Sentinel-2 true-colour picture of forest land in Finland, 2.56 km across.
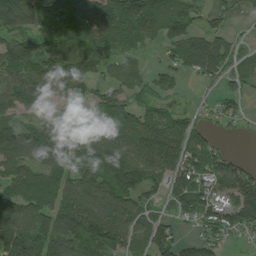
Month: July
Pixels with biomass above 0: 80%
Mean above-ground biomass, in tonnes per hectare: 87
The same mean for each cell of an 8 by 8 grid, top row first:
119 84 98 129 134 95 39 28
103 93 115 84 31 81 109 22
99 143 157 44 44 46 43 44
86 58 66 103 70 40 25 38
142 156 120 102 121 107 66 1
97 96 89 127 85 77 100 96
136 90 141 144 65 51 82 152
132 98 110 120 68 68 61 17
